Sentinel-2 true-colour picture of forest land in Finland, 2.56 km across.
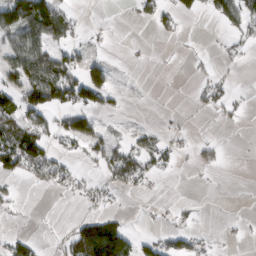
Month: March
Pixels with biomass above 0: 34%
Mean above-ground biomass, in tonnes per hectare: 34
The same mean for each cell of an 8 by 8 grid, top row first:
99 111 11 0 23 38 20 64
70 83 32 6 2 1 2 15
55 107 90 36 1 1 22 1
86 82 68 20 1 3 13 12
117 45 18 36 39 17 24 0
46 63 19 45 41 6 3 0
8 1 10 13 1 14 1 1
32 4 111 181 25 37 14 4
